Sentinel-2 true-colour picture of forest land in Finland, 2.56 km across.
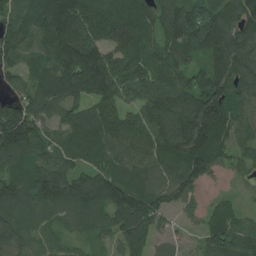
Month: July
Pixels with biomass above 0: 93%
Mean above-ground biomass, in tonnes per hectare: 125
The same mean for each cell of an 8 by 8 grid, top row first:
92 163 190 162 135 150 158 143
130 132 220 127 169 147 141 165
73 107 250 204 139 134 133 144
146 87 96 136 128 185 253 105
162 89 119 135 113 179 164 63
105 149 94 127 101 107 90 30
115 113 122 136 162 64 34 34
103 71 48 60 91 43 83 145
